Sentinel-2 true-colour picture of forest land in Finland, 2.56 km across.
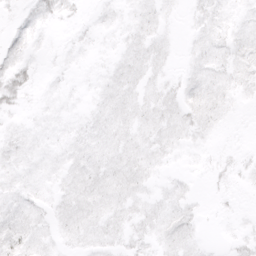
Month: March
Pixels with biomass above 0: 69%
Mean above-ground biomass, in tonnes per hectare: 6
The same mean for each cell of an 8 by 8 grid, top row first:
4 8 3 4 7 2 8 5
8 2 3 3 8 3 8 8
13 2 2 7 7 5 9 7
6 3 3 8 8 9 9 2
7 5 7 8 7 6 3 1
6 5 9 9 7 3 2 4
9 5 10 8 6 7 1 1
11 6 7 6 6 9 1 4
